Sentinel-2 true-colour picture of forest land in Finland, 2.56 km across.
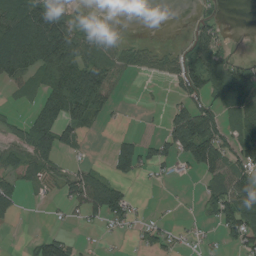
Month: August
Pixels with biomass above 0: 51%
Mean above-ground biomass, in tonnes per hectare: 47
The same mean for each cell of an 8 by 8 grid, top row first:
89 111 29 0 0 0 20 0
122 180 122 41 20 16 79 1
59 78 132 59 7 42 91 85
10 76 88 19 3 42 68 73
50 87 28 21 30 72 120 68
39 28 50 36 18 11 43 75
32 4 49 88 3 3 37 93
0 58 9 4 30 16 9 61
